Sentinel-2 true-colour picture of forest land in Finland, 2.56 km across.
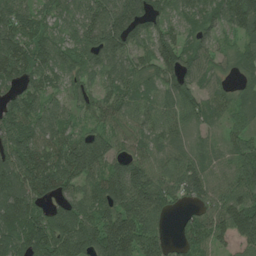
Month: July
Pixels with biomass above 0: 92%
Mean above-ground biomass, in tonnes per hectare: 92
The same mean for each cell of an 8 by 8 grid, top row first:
115 66 102 144 114 58 82 125
109 92 97 120 62 115 59 66
86 82 64 72 66 89 59 39
98 95 57 84 67 71 65 56
124 100 108 81 65 75 45 72
121 136 109 111 106 92 92 102
131 70 104 114 149 37 84 124
108 119 129 184 131 36 75 80
